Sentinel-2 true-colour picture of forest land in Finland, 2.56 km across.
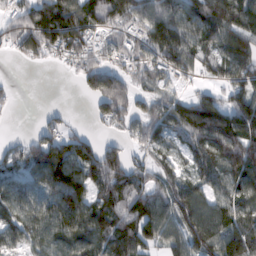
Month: February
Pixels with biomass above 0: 80%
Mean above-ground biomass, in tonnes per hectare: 90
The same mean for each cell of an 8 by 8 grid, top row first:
70 136 152 105 111 102 139 125
62 97 95 72 89 127 79 125
6 0 50 116 65 55 39 98
8 13 2 105 65 94 128 127
34 100 85 46 69 50 127 135
72 112 120 113 68 69 93 123
77 84 111 101 115 109 109 104
66 98 117 126 111 87 129 160
